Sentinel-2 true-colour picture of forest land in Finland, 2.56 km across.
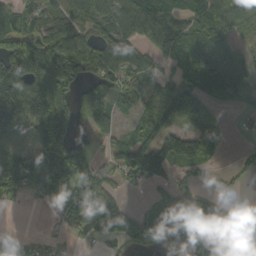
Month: September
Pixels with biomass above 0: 70%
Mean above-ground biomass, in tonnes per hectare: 94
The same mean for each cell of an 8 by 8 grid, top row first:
93 75 83 113 160 121 109 102
135 146 121 123 66 136 115 46
199 181 90 102 67 80 76 51
209 225 113 97 82 94 41 21
99 153 65 53 129 117 58 8
180 118 124 48 113 62 27 25
17 23 133 140 54 106 120 35
45 29 29 60 86 84 143 58
